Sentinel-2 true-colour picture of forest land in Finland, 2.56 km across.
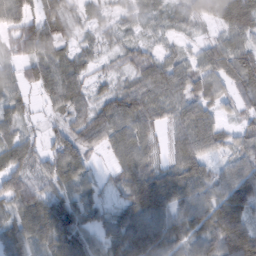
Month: February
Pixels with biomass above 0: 91%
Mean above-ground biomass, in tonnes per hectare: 64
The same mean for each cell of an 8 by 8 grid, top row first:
70 68 30 28 41 37 49 72
40 70 35 26 37 26 45 63
49 89 57 33 55 68 67 69
43 25 58 87 72 60 62 38
71 52 78 81 81 64 90 58
24 66 69 27 115 83 73 85
64 97 79 43 120 86 83 88
65 77 74 64 107 71 79 106
